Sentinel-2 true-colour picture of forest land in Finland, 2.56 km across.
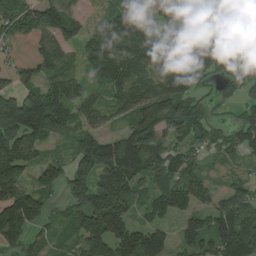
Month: August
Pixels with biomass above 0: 84%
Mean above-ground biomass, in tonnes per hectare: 109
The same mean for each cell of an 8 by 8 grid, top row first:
146 159 60 81 62 89 105 82
25 120 75 130 161 158 159 23
71 85 75 126 126 177 70 76
238 232 93 89 161 136 60 67
195 66 90 101 144 65 62 91
140 81 114 203 114 129 54 37
187 59 103 149 61 118 82 150
80 41 73 136 151 59 97 216
